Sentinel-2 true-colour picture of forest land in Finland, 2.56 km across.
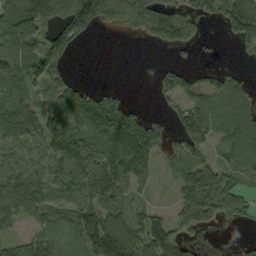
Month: September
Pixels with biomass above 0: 71%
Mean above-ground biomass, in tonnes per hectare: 72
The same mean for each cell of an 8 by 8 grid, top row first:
95 123 159 87 114 89 49 142
89 87 15 0 5 38 3 28
74 93 21 1 0 58 23 39
95 94 125 121 27 36 110 102
54 87 127 110 123 41 53 108
88 72 89 127 56 53 137 59
72 52 66 72 37 69 126 79
45 78 74 134 98 81 6 11
